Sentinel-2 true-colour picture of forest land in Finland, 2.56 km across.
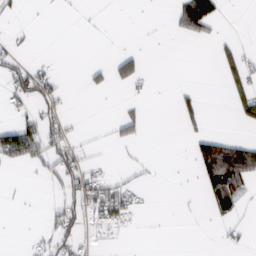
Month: February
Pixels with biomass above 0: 21%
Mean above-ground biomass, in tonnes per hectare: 17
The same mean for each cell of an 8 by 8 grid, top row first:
5 0 1 0 0 33 57 0
8 0 0 1 5 0 1 16
47 30 3 32 16 0 0 34
18 27 0 1 10 17 7 27
84 53 14 12 8 0 58 47
0 16 53 14 6 0 66 88
1 8 38 47 4 0 25 25
0 18 23 4 0 0 0 6
